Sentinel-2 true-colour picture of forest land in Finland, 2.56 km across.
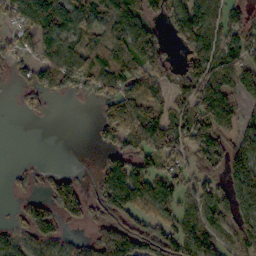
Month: October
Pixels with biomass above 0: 68%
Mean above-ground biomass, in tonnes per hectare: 93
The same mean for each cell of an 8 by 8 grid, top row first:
93 169 88 118 98 100 129 73
64 95 87 109 146 40 106 121
44 99 110 122 90 89 107 82
10 22 0 100 94 70 169 72
0 0 0 69 112 126 130 139
33 48 32 156 112 93 73 168
29 105 111 163 99 90 91 110
80 102 41 226 174 129 88 99
